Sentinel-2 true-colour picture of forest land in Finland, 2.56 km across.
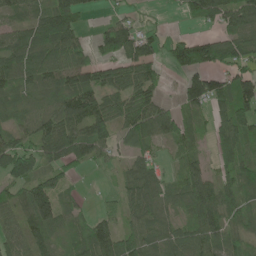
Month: June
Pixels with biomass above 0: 78%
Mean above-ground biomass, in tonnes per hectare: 68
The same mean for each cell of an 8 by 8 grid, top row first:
47 86 63 24 7 9 79 97
87 111 60 71 67 68 105 83
67 69 86 80 93 16 111 87
40 65 98 67 97 56 53 104
71 82 107 67 59 49 34 116
83 66 17 13 78 30 56 88
57 101 27 24 76 41 118 66
62 52 58 76 85 73 79 54
